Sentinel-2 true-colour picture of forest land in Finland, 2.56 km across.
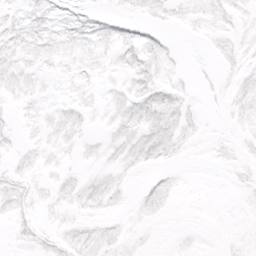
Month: April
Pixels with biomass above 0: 56%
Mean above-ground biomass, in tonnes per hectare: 5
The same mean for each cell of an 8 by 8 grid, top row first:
6 7 8 6 7 5 7 5
8 8 7 7 11 2 2 5
8 4 5 4 9 4 1 6
3 5 6 6 11 10 1 6
3 6 4 6 12 8 2 4
8 4 5 7 4 3 0 3
8 4 6 4 7 2 0 1
4 7 9 7 3 2 1 2
